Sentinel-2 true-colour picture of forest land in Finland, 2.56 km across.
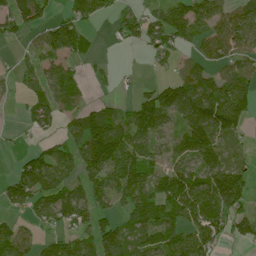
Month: July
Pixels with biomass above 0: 68%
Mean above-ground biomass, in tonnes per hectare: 76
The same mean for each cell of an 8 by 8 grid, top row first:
78 39 76 36 61 100 86 74
16 81 68 8 50 64 63 67
40 92 44 18 10 75 84 95
8 72 72 70 100 115 150 109
9 41 104 173 87 62 123 26
60 114 86 95 116 113 133 93
40 90 94 50 123 112 134 76
100 38 76 107 77 86 82 51
